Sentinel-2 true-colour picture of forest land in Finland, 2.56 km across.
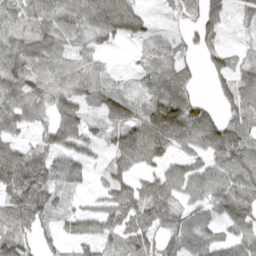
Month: April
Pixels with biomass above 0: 83%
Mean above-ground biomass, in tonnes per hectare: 72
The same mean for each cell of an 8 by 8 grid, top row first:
75 88 102 101 32 25 94 32
99 80 57 21 26 39 66 25
93 84 79 27 25 71 35 87
94 64 75 79 75 145 57 101
47 69 69 52 120 83 97 117
114 97 52 58 51 76 95 116
93 93 35 83 95 64 66 105
114 44 58 54 66 62 51 85
